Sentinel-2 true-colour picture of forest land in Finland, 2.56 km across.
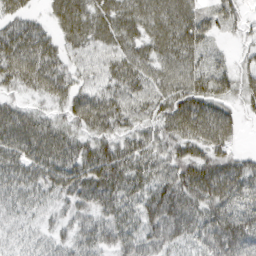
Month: March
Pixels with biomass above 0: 89%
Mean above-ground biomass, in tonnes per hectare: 51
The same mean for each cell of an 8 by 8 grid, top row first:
46 20 46 44 44 51 37 31
81 57 39 40 46 65 37 15
57 71 35 52 60 63 68 41
22 26 62 67 45 77 73 28
42 24 48 58 54 53 69 14
59 65 70 88 59 67 29 49
38 26 46 62 63 88 67 54
24 26 49 54 65 53 69 94
